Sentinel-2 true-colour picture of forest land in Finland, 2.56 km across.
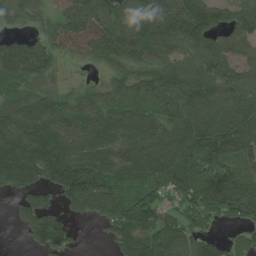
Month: June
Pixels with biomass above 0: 88%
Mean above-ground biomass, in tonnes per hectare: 156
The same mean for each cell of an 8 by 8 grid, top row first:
127 85 190 168 203 264 213 163
113 110 108 168 171 164 189 138
140 104 37 87 121 158 193 174
160 186 152 145 134 154 178 189
212 264 159 149 153 193 259 203
196 187 271 170 171 208 257 143
71 132 148 182 171 87 154 147
9 185 13 85 180 161 101 72
